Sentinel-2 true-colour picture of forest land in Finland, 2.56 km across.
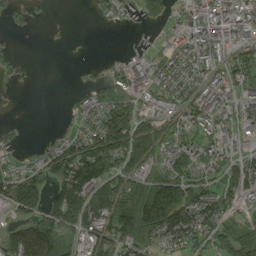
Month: September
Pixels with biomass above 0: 61%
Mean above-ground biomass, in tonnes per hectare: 44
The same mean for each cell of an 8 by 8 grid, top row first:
15 3 0 21 39 19 34 39
6 0 0 0 5 29 37 33
6 0 3 28 35 38 29 42
0 0 21 91 29 36 41 28
17 20 70 121 110 43 36 20
53 61 100 84 66 63 33 61
55 60 98 106 139 115 65 22
62 75 40 73 63 49 45 56
